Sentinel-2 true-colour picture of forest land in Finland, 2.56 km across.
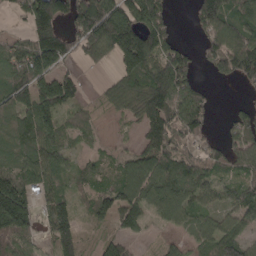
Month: April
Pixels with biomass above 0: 75%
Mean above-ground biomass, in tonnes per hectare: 86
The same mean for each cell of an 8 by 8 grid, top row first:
29 169 154 180 154 24 132 108
67 170 86 131 192 87 77 129
103 115 49 43 120 130 19 63
94 108 38 32 128 123 65 51
84 101 20 15 63 95 57 80
94 95 49 55 115 126 63 51
186 66 35 88 84 121 58 75
67 39 72 57 18 25 85 87
